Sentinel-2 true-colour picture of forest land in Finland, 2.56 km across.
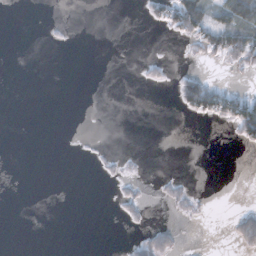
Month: November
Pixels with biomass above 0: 13%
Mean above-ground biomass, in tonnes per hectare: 10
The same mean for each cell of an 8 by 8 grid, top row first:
0 0 0 0 7 64 68 77
0 1 0 0 0 0 38 66
0 0 0 0 8 16 31 2
0 0 0 0 0 5 51 74
0 0 1 1 0 0 0 16
0 0 0 6 4 6 0 0
0 0 0 2 13 10 2 12
0 0 0 0 30 16 0 32
